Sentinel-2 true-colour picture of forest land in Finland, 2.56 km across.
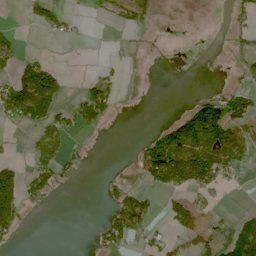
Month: June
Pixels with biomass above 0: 30%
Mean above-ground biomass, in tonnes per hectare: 33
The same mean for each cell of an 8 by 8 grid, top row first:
0 45 4 17 19 0 0 18
42 1 1 2 1 0 0 13
90 103 10 29 0 0 0 13
93 108 70 31 0 12 78 51
6 66 8 0 25 81 85 60
77 66 8 11 40 109 85 14
105 5 0 36 55 43 19 6
17 0 0 50 22 17 34 83
